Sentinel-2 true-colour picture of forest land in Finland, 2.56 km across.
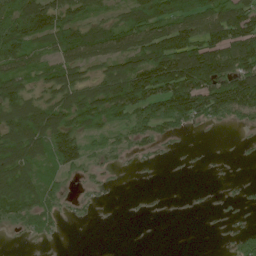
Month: June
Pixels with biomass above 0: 64%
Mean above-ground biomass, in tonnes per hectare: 68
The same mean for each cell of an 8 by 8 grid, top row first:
112 127 78 53 112 115 116 122
113 55 125 100 114 154 126 133
81 61 83 102 149 175 145 132
95 108 98 98 94 131 104 89
122 105 85 34 47 15 2 4
124 41 27 12 3 1 3 2
107 58 17 3 3 1 4 7
4 18 0 0 0 0 0 31
